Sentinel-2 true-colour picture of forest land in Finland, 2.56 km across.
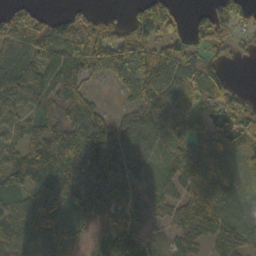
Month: October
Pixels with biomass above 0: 83%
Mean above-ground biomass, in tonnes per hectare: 79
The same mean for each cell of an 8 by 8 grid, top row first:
98 59 66 22 105 57 53 80
105 111 104 141 116 97 72 19
144 113 101 48 139 104 111 7
73 84 123 28 64 60 68 94
74 173 107 132 73 43 76 69
102 124 138 143 47 50 64 26
65 85 88 92 48 60 63 41
66 66 34 77 39 35 42 61
